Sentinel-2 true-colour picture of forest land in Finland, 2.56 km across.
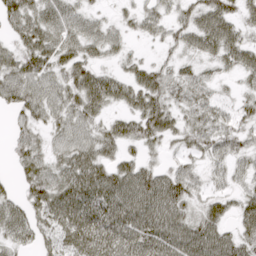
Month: April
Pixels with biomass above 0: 84%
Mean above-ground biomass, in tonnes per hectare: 47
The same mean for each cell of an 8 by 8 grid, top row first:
52 60 46 16 39 34 66 39
37 60 51 34 8 27 49 59
62 50 55 45 51 43 30 26
32 47 53 27 60 36 42 30
32 31 56 42 38 22 48 35
23 56 79 64 60 51 31 30
44 61 80 81 78 57 35 25
42 37 71 80 78 76 70 43
